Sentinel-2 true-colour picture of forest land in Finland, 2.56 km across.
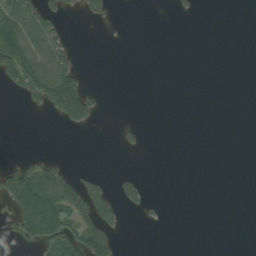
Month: August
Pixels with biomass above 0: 20%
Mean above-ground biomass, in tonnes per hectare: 26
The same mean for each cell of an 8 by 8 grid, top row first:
87 62 9 11 0 5 0 0
112 78 4 0 0 0 0 0
80 112 70 0 0 0 0 0
0 33 119 0 0 0 0 0
0 0 0 2 10 0 0 0
117 92 23 10 8 0 0 0
81 152 81 31 16 0 0 0
29 79 98 51 0 0 0 0
